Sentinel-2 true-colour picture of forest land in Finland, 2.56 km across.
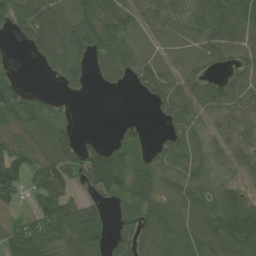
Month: August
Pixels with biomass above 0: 76%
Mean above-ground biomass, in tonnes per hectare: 65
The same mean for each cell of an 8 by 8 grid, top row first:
71 89 77 92 45 49 95 95
9 73 79 93 34 29 60 72
34 7 34 32 61 55 44 50
109 63 2 0 1 72 51 43
116 127 49 52 28 70 48 48
122 110 66 140 77 63 49 32
33 77 71 24 76 84 78 98
84 95 91 54 80 96 102 109
